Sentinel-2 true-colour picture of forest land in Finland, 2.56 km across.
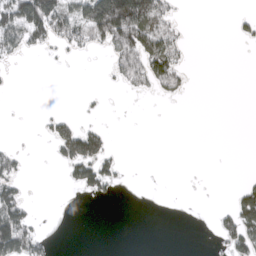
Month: April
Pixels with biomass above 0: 24%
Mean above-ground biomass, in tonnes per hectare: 35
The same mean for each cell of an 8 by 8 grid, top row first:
149 153 93 200 164 33 0 16
59 39 42 71 128 73 0 3
3 0 0 18 67 61 0 0
1 12 11 0 0 0 0 0
11 20 137 20 0 0 0 0
61 0 74 51 0 0 0 5
96 0 0 0 0 0 1 85
154 24 0 0 0 0 2 96
